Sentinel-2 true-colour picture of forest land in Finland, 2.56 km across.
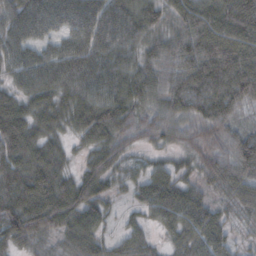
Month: October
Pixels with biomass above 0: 95%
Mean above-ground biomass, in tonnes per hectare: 71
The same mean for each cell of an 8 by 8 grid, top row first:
71 78 79 74 79 65 94 114
65 45 72 69 61 76 114 105
48 69 77 76 79 74 102 113
84 66 82 110 49 79 82 46
106 64 35 80 34 40 50 81
100 101 61 56 52 51 55 87
95 107 91 23 47 89 60 60
65 47 71 33 40 45 70 30
